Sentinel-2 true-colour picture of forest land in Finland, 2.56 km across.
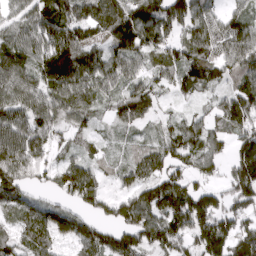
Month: March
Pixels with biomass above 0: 87%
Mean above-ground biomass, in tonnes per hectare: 96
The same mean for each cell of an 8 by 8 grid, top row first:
70 106 112 160 172 144 91 71
87 105 113 96 136 88 111 134
104 101 124 95 70 69 82 96
111 109 92 56 68 20 48 148
128 90 44 20 43 89 98 112
88 60 120 33 79 84 71 150
77 75 67 66 124 146 145 113
72 89 93 90 106 110 169 133
